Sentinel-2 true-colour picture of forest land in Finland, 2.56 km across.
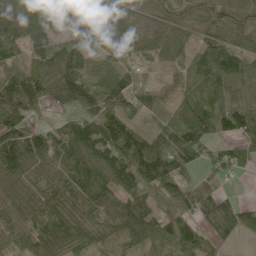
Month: June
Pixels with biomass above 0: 90%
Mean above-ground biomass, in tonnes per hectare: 79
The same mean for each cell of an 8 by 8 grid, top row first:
141 119 91 65 52 63 69 80
82 74 72 60 43 54 70 90
85 106 87 76 33 24 70 82
105 42 75 98 59 69 88 106
123 73 129 131 108 121 71 43
92 71 90 105 129 81 26 14
77 87 94 82 95 73 71 49
55 103 78 70 108 93 66 24
